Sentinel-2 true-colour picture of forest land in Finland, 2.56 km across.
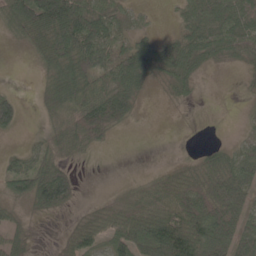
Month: May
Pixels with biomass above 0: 69%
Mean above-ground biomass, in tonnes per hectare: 46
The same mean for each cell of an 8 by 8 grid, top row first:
75 118 80 41 12 21 56 62
10 66 80 50 47 62 60 59
1 31 72 60 44 55 5 9
52 29 74 96 9 4 4 5
6 31 36 15 0 6 13 27
59 88 16 1 12 40 63 73
20 53 14 41 73 91 98 59
36 2 56 53 76 134 101 76
